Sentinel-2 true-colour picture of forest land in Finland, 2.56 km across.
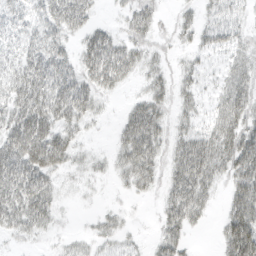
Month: March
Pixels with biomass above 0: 73%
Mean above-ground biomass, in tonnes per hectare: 35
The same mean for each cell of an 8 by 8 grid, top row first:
34 44 47 6 39 14 21 24
32 48 27 51 26 14 24 27
52 66 45 46 19 21 11 40
55 65 47 4 52 22 18 53
69 75 18 14 67 32 51 66
71 43 11 15 39 43 45 58
59 42 2 9 3 50 22 66
16 8 13 21 7 37 0 95
